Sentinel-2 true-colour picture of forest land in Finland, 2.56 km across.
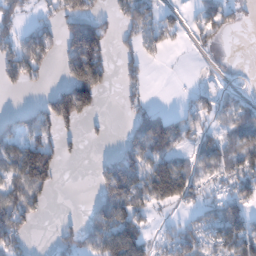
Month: January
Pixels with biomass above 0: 51%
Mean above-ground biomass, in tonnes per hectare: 72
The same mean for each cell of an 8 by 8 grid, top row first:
69 27 130 42 90 32 81 32
100 96 191 59 67 19 26 0
74 15 196 43 42 1 11 5
28 91 160 1 68 32 68 57
90 67 19 14 135 90 55 102
98 112 0 125 127 165 50 86
108 25 4 169 61 39 50 95
74 4 81 212 98 79 69 142
